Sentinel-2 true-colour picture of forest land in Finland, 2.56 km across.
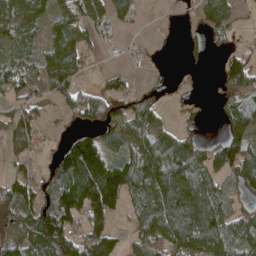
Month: April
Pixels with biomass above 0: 67%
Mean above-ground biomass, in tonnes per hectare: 73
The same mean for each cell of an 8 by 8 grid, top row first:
94 58 71 50 5 11 57 23
47 62 66 5 6 2 28 27
91 99 43 28 4 11 5 121
47 22 108 76 78 13 8 116
53 12 136 54 107 90 38 138
50 48 148 163 128 124 84 69
106 110 141 121 68 146 150 32
113 153 110 87 81 117 145 81
